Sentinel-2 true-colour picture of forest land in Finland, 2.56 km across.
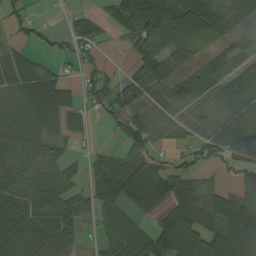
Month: August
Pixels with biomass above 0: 77%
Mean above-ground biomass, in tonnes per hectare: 62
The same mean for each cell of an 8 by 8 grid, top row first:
40 4 25 36 97 94 80 51
34 25 42 6 52 57 28 63
82 64 36 36 62 70 64 85
81 89 33 61 51 19 19 72
71 42 8 13 66 17 69 140
56 47 28 86 82 74 18 46
76 70 62 72 77 101 82 104
94 108 48 70 84 156 87 140
